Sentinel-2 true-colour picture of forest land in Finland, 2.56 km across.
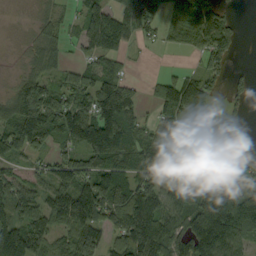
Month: September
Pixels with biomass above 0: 78%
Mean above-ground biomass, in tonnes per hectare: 92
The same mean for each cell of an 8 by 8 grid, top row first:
3 32 58 100 107 78 125 10
6 59 43 110 12 38 99 12
41 70 68 110 20 82 66 24
137 139 124 190 37 119 66 19
98 82 112 179 135 110 60 26
51 58 122 144 103 46 98 133
83 92 163 141 166 97 152 158
170 96 142 71 208 118 182 79
